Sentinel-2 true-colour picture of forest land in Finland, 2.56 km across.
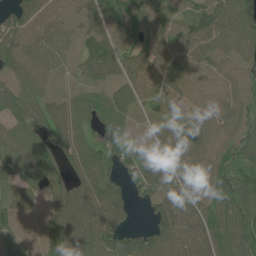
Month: June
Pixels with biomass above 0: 88%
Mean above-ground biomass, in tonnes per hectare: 69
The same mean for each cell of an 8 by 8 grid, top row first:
71 62 43 79 50 45 95 107
85 64 49 73 51 85 88 87
64 48 34 56 74 96 53 64
70 69 82 72 29 68 75 71
85 61 84 57 40 78 76 80
67 65 72 57 86 83 87 66
71 29 82 96 23 88 69 73
28 46 77 82 89 99 92 91
